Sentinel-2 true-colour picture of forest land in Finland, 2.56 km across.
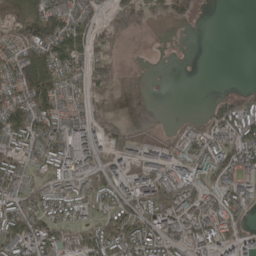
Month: April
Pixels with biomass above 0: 70%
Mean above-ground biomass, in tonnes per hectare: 80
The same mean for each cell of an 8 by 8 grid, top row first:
76 131 95 65 61 89 2 0
88 154 98 62 6 4 0 0
123 155 90 81 2 1 0 2
157 116 60 33 0 5 49 130
93 136 92 90 46 83 126 132
117 55 94 83 111 120 108 93
98 79 52 101 113 149 97 94
119 107 82 147 115 70 102 84
